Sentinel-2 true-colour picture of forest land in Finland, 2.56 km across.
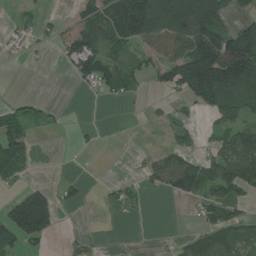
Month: July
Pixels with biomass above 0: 46%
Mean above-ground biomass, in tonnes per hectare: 60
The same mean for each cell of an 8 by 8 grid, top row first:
12 15 50 118 194 166 175 36
15 13 115 73 62 100 181 184
0 0 51 62 36 98 195 206
45 21 0 0 6 19 44 73
79 0 8 0 2 31 24 127
40 1 8 3 31 106 101 140
138 163 15 22 6 1 63 44
82 43 17 0 0 15 68 77
